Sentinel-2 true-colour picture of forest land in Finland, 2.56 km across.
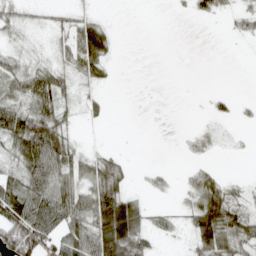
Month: April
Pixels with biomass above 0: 52%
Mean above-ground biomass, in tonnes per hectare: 30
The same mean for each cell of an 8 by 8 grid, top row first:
24 14 20 1 0 2 16 21
12 14 62 25 0 0 0 0
39 49 26 8 0 0 0 0
72 57 22 5 0 0 8 6
52 96 13 2 0 1 14 3
44 69 37 51 5 6 29 5
85 80 58 92 27 11 83 37
110 53 76 103 34 8 57 53
